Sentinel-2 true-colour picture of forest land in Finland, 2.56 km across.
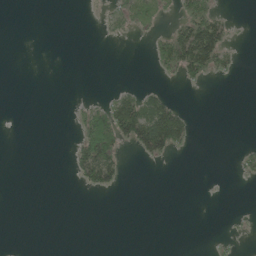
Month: June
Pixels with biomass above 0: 16%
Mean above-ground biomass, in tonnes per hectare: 17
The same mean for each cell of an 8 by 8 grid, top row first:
0 0 0 17 44 21 58 2
0 0 0 0 2 90 153 10
0 0 0 0 1 16 24 5
0 0 16 75 107 65 0 0
0 0 39 80 94 68 0 4
0 0 41 64 0 0 0 10
0 0 0 0 0 0 0 1
0 0 0 0 0 0 1 7
